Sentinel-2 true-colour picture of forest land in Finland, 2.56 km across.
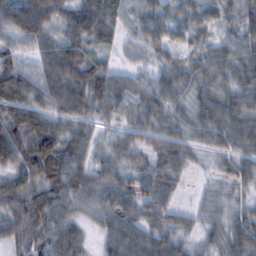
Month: February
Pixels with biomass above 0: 94%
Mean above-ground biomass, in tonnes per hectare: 64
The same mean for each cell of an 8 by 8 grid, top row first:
116 98 96 64 51 46 39 61
49 70 78 33 40 45 36 50
85 90 105 74 36 63 57 53
95 75 86 67 63 44 61 64
120 109 70 50 64 73 45 60
72 104 83 69 68 53 18 44
84 88 56 69 72 35 24 28
73 81 52 51 60 57 41 64
